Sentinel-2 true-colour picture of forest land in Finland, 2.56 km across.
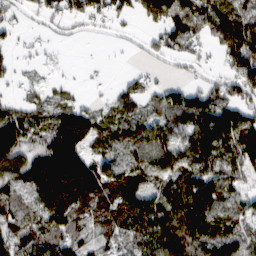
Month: February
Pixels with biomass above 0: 77%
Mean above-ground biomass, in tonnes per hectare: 83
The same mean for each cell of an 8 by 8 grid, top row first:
31 41 55 43 57 131 114 98
24 19 5 7 24 64 37 155
21 19 5 11 43 26 41 93
73 64 98 44 52 108 125 93
101 106 157 63 109 94 139 138
111 237 257 108 101 116 113 62
73 143 100 92 112 128 131 70
70 98 54 41 102 110 106 79
